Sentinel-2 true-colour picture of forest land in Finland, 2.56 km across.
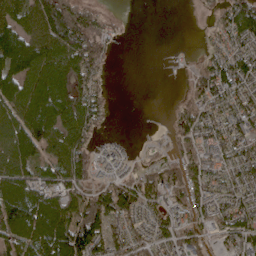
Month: April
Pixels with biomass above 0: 74%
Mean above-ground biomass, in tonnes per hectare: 81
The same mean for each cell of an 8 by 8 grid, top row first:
107 159 99 16 0 0 15 125
206 143 127 24 0 2 33 71
161 140 98 8 0 2 104 105
129 171 150 17 0 35 73 88
143 108 87 22 6 52 81 75
122 75 86 36 58 74 85 66
176 143 100 119 69 70 72 78
120 168 153 88 64 82 49 77
